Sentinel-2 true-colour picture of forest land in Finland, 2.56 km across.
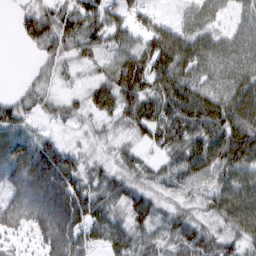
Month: March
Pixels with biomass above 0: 88%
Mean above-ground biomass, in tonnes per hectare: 71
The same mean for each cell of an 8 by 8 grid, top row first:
20 79 88 65 41 24 72 38
4 56 63 70 76 124 84 77
4 31 22 86 99 114 75 89
56 32 34 64 92 111 122 110
88 53 19 33 39 87 123 128
102 139 65 55 48 78 80 92
115 157 104 57 69 42 56 112
38 100 68 69 53 62 63 56
